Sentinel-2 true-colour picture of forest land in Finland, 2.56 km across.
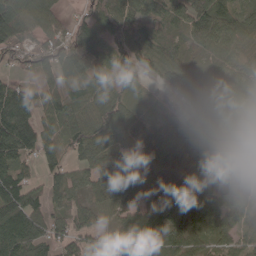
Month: May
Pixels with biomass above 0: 89%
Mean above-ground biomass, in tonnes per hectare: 91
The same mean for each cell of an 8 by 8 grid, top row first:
123 97 44 107 72 74 157 91
97 106 127 74 74 60 57 58
41 40 89 81 33 87 80 103
188 59 77 113 53 31 120 86
169 73 101 66 96 81 81 91
104 76 61 118 138 95 99 95
137 81 60 86 119 163 109 99
147 96 81 87 103 115 68 62
